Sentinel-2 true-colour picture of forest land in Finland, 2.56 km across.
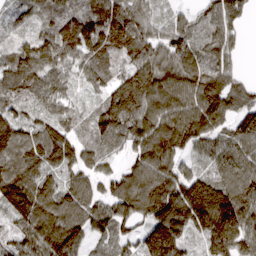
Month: March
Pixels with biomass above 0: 92%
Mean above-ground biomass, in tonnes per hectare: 116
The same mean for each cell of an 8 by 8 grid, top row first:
49 75 110 148 87 54 89 93
78 134 123 150 126 132 117 47
129 101 56 87 146 114 155 62
81 72 53 153 131 130 163 102
148 159 90 93 149 156 98 122
164 93 91 84 145 122 89 121
145 146 131 108 129 172 163 140
86 176 111 88 125 163 109 139
